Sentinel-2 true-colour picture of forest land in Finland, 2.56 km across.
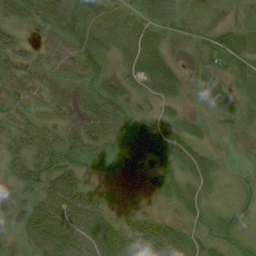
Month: August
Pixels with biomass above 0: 77%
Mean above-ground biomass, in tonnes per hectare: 32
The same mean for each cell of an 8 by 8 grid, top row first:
30 47 44 25 30 31 3 15
28 39 67 31 30 8 43 53
34 13 33 46 37 34 32 24
35 12 21 54 20 18 17 24
39 51 23 22 39 55 17 2
43 64 42 9 13 36 38 7
41 61 69 15 10 18 18 20
14 72 75 55 46 43 17 17
